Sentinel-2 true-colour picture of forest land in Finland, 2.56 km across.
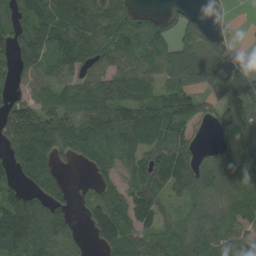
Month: August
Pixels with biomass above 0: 78%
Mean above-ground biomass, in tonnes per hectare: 94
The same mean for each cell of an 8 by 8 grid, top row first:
90 102 122 86 40 42 25 4
104 111 122 94 95 76 106 23
53 72 81 96 81 103 119 148
100 108 100 125 137 137 50 111
115 164 125 98 108 104 25 71
82 92 6 51 121 167 118 134
175 131 24 131 130 35 96 77
178 123 32 88 68 80 94 90
